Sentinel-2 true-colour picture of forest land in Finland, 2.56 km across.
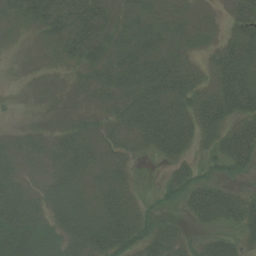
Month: August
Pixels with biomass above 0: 78%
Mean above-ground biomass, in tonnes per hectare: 37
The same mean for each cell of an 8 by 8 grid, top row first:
34 60 69 42 43 28 12 47
6 19 51 45 56 34 19 52
1 11 16 40 63 72 26 59
3 13 19 32 62 57 57 50
23 21 41 32 31 56 23 68
34 28 33 34 0 36 20 15
68 39 36 50 20 15 69 50
54 37 44 59 43 30 21 23
